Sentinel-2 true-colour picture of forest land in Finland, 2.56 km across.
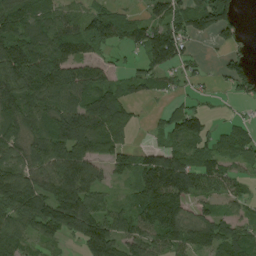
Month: August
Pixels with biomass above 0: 78%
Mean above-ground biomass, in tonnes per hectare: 90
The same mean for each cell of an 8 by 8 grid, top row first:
113 75 66 74 53 104 151 41
152 137 84 49 100 121 9 31
141 153 113 44 68 46 19 101
129 96 106 116 8 67 31 8
86 119 127 92 20 67 80 68
140 111 144 52 112 149 112 46
138 146 167 53 127 122 43 37
90 53 101 140 94 97 131 88
